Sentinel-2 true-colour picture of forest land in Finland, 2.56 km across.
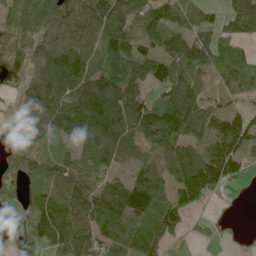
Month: June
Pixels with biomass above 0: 85%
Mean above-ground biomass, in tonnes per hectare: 78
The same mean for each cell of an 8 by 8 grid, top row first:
46 87 82 78 76 61 31 114
39 76 89 122 67 61 98 38
51 70 103 117 77 97 34 74
27 81 137 157 107 161 74 66
36 48 65 99 66 102 71 109
59 80 74 53 85 83 145 57
41 79 97 94 174 161 18 0
59 82 114 67 111 41 24 3
